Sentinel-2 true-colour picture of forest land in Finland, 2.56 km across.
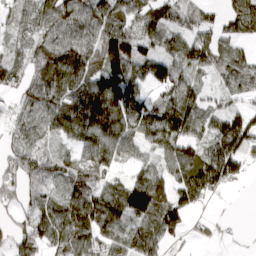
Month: March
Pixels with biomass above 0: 85%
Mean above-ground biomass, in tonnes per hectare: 78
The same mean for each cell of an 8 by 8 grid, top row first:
46 87 82 78 76 61 31 114
39 76 89 122 67 61 98 38
51 70 103 117 77 97 34 74
27 81 137 157 107 161 74 66
36 48 65 99 66 102 71 109
59 80 74 53 85 83 145 57
41 79 97 94 174 161 18 0
59 82 114 67 111 41 24 3
